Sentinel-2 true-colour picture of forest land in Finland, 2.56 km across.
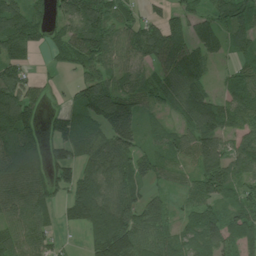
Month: July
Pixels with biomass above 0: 82%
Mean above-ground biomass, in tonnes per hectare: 88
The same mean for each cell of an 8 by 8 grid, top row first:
113 69 136 78 46 68 75 88
97 43 130 95 126 128 91 52
111 20 62 74 61 114 62 67
161 25 84 165 63 53 135 102
160 60 91 119 58 58 119 72
123 67 105 95 77 39 137 71
75 55 132 122 96 32 75 74
83 51 15 198 100 82 106 87
